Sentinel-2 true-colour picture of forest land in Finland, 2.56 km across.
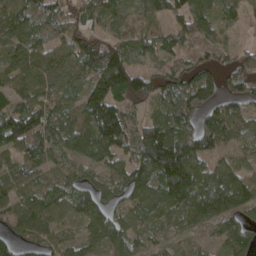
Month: April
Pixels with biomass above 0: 84%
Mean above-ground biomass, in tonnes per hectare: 81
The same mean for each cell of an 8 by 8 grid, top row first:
88 102 60 56 57 67 70 42
76 76 76 94 57 65 61 38
58 49 54 150 81 82 78 77
90 74 85 129 48 106 92 62
103 83 95 137 176 160 112 45
70 51 54 60 91 173 101 92
75 87 66 59 82 95 131 100
60 65 51 102 48 36 25 89
